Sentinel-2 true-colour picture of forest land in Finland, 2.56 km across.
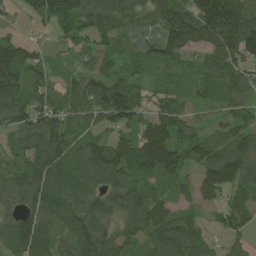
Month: August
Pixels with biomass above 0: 87%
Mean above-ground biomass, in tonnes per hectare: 86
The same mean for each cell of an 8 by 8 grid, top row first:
20 96 117 90 58 148 222 171
82 23 51 49 44 109 99 155
93 54 65 88 49 53 86 82
97 91 74 112 56 74 31 56
45 123 86 78 125 103 93 106
71 129 100 95 85 66 88 102
50 99 105 92 109 56 38 97
85 69 114 102 65 122 43 42
